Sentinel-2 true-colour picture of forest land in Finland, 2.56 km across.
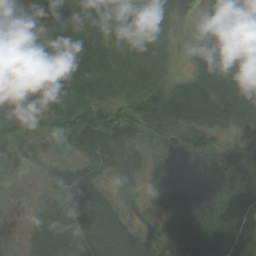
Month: August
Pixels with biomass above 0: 87%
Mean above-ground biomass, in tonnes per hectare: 42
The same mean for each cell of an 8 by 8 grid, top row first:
11 62 38 29 22 14 44 62
9 24 46 25 13 6 56 67
7 15 28 29 25 29 76 79
7 18 34 33 53 72 71 65
9 6 47 58 24 41 50 11
7 33 64 34 34 81 81 75
6 44 79 51 7 79 83 63
8 89 73 87 39 45 70 69
